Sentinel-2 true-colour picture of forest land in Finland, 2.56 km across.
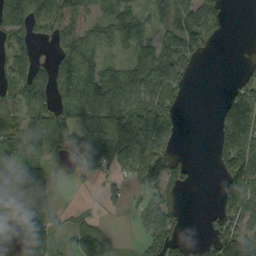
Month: September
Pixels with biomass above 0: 66%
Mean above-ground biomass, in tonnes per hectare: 71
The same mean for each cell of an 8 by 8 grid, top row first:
159 121 64 73 37 67 81 0
79 23 83 42 68 156 38 0
67 103 129 92 114 82 0 38
66 100 135 116 112 38 0 129
97 85 105 165 109 36 5 113
110 59 31 34 75 58 0 107
75 74 8 9 45 35 6 106
77 117 97 48 38 57 39 129
